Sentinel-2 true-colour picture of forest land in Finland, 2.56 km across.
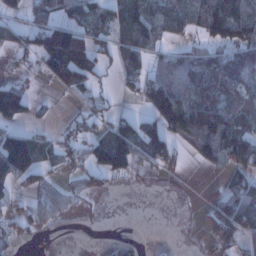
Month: January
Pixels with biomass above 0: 55%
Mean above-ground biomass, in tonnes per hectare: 63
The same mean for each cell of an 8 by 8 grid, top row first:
52 90 74 85 129 100 142 132
56 146 146 69 105 31 68 106
42 51 117 17 78 105 104 107
101 10 25 28 42 151 134 71
148 47 50 138 61 54 110 99
86 28 44 62 15 12 6 53
24 62 7 0 0 1 30 76
32 2 1 18 7 1 21 52
